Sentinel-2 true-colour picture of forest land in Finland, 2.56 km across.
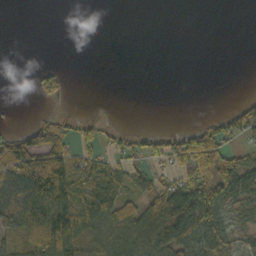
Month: October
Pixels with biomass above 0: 44%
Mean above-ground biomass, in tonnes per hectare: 45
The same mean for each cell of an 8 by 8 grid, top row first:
0 0 0 0 0 0 0 0
0 0 0 0 0 0 0 0
0 51 0 0 0 0 0 0
0 11 4 1 0 0 5 55
97 109 58 35 44 56 135 28
81 186 93 104 41 58 141 98
87 143 100 98 58 140 126 38
44 90 55 48 89 143 80 26
